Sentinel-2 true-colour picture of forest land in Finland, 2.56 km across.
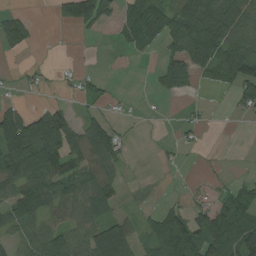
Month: August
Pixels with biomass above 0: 55%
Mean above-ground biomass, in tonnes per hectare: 51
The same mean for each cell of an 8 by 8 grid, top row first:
37 8 96 37 92 96 126 91
33 1 1 4 38 53 101 91
8 9 30 6 1 68 24 99
55 56 16 14 4 2 9 27
132 120 87 78 2 15 3 0
96 99 81 68 1 3 7 11
81 69 80 45 12 32 60 87
39 64 52 137 38 123 90 91
